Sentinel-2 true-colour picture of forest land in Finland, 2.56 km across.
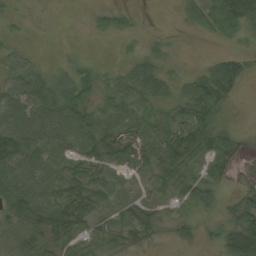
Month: August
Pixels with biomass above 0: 73%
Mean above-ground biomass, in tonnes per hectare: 31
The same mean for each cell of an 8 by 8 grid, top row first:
11 1 0 24 2 6 50 63
12 1 1 2 12 4 1 9
40 29 40 21 58 22 45 26
47 51 54 37 37 26 42 1
76 55 39 47 37 49 29 18
56 42 39 27 21 33 32 17
53 58 53 22 32 18 25 44
25 37 35 27 21 18 15 114
